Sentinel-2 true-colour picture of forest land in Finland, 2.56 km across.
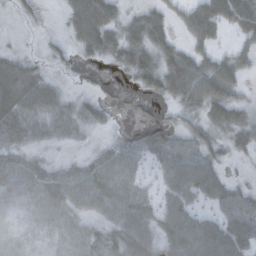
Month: October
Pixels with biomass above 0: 80%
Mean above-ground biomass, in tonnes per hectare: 45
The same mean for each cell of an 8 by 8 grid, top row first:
13 3 79 56 56 29 89 87
13 18 36 59 72 46 39 33
66 31 13 6 47 88 100 39
61 46 41 15 13 27 62 52
42 22 12 23 42 50 48 41
51 46 46 60 25 60 62 8
29 47 38 45 47 59 31 65
31 28 43 44 44 74 83 76
